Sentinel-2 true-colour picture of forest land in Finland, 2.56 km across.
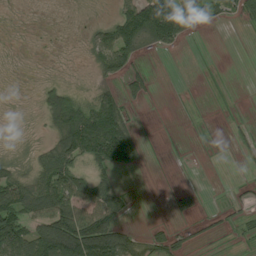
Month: August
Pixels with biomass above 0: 50%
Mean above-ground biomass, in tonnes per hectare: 48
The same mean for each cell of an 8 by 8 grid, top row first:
1 1 2 29 155 153 59 29
2 1 8 106 42 30 2 0
1 10 1 29 40 1 4 0
1 76 107 115 3 1 2 4
3 45 141 209 36 2 2 14
56 104 77 41 4 6 0 2
120 125 98 94 2 35 9 19
136 169 219 168 45 32 10 8
